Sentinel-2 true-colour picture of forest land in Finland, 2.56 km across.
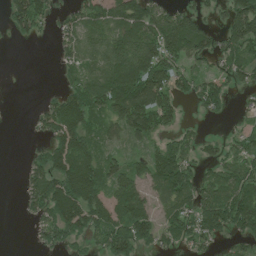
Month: July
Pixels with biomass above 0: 67%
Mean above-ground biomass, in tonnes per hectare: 78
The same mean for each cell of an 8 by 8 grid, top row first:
93 53 66 89 120 91 37 134
3 2 83 116 137 127 82 86
0 0 53 122 183 89 64 55
0 74 141 106 167 68 44 16
0 62 120 43 41 58 33 43
4 123 192 100 87 137 56 98
4 108 144 107 99 81 132 138
0 51 55 116 81 68 68 54
